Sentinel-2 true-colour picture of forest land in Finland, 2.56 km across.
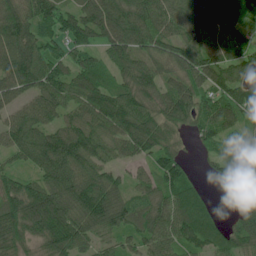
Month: June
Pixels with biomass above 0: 90%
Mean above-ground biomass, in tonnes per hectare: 92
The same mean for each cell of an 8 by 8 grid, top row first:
97 103 98 114 107 90 78 90
121 90 85 87 82 91 80 72
123 116 105 67 96 83 95 85
64 90 86 130 97 101 85 97
88 105 123 88 100 51 51 85
68 97 126 73 53 92 19 100
122 151 123 147 91 94 40 75
92 108 100 53 79 91 73 88
